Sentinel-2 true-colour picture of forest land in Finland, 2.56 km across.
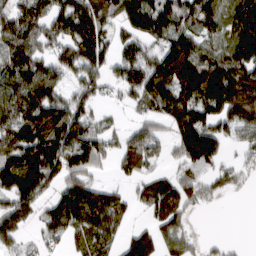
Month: March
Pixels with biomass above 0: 76%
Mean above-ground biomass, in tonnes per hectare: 100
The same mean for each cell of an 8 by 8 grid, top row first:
106 108 168 102 141 113 122 115
125 75 142 63 75 137 80 127
146 104 91 56 127 180 208 169
171 159 79 19 45 135 107 121
156 149 133 56 132 78 123 52
161 124 86 25 68 64 67 40
97 62 157 111 58 124 22 0
90 47 79 65 106 102 19 3
